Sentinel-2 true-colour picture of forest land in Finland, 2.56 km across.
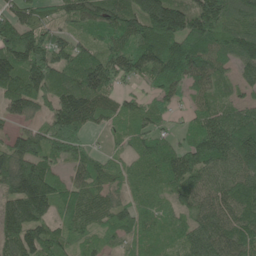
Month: June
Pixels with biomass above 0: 90%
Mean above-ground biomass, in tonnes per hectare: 100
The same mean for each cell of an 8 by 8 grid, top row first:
86 47 112 120 161 172 171 123
161 114 69 87 127 152 149 140
121 136 131 86 55 120 88 55
76 76 140 64 65 27 72 74
87 105 74 21 65 60 138 151
150 117 74 71 69 108 97 104
122 107 124 85 67 59 105 102
124 118 62 50 78 56 133 113
